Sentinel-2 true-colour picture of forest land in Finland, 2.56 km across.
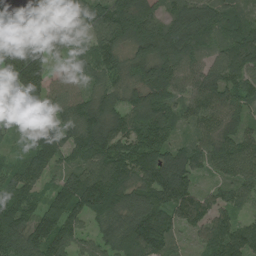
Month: July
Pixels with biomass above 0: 95%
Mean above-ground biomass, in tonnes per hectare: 103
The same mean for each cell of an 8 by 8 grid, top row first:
63 165 126 160 127 69 89 66
247 126 60 121 114 99 62 111
170 96 65 70 109 108 93 108
98 120 110 91 126 73 100 74
37 127 119 119 127 60 77 104
93 65 112 138 98 117 41 85
133 117 132 112 93 102 82 55
140 143 69 93 150 41 75 120
